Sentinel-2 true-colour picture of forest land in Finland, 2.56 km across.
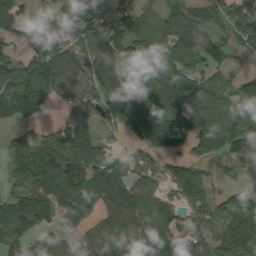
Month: September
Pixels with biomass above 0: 78%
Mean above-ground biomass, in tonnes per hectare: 96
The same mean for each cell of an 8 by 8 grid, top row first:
93 73 103 48 51 117 86 119
56 170 66 79 64 83 93 49
122 118 80 122 108 96 65 44
94 36 90 86 108 121 121 79
56 83 132 22 109 97 144 137
51 141 149 119 70 94 46 55
123 109 138 99 115 88 119 146
105 60 61 105 112 192 92 146
